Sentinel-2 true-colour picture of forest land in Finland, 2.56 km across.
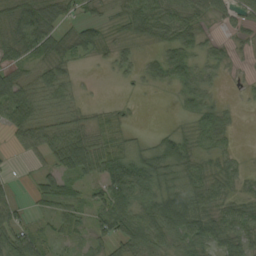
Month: September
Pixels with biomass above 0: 75%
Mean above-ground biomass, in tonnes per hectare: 38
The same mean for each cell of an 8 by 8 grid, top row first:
37 61 24 13 70 52 35 30
50 59 50 20 11 49 27 6
44 48 9 4 17 41 21 4
65 24 15 17 0 8 41 7
19 53 68 46 16 59 37 5
6 35 44 77 74 44 45 24
31 29 33 80 52 91 46 38
74 26 18 56 63 55 62 51
